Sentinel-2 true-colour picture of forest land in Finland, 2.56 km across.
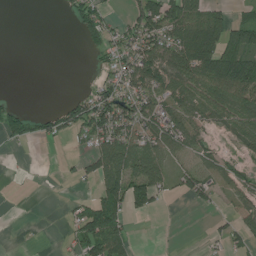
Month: July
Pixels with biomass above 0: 49%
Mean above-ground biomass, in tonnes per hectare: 44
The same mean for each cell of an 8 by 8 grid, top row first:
0 0 64 21 84 109 87 20
0 0 14 62 81 93 95 93
0 0 1 47 80 81 95 98
53 20 72 98 75 68 63 80
32 15 20 89 67 55 28 34
1 1 31 94 104 41 36 35
0 0 24 77 32 0 16 36
0 1 61 96 0 0 16 32
